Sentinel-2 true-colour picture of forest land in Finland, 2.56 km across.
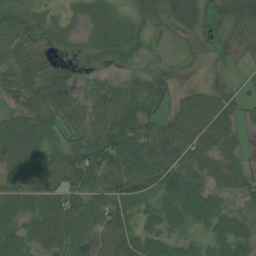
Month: July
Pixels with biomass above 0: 89%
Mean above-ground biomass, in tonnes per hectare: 54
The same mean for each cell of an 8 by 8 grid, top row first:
59 31 38 47 49 69 38 71
57 41 25 68 36 10 19 27
56 65 29 30 34 28 19 14
43 64 51 81 56 50 83 39
90 49 73 108 78 76 57 26
61 73 90 86 87 72 30 37
69 75 71 73 31 66 61 26
69 74 84 73 60 41 42 53
